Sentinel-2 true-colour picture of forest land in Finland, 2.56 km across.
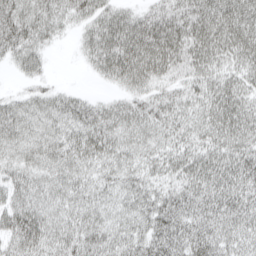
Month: April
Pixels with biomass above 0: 92%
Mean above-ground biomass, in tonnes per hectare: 52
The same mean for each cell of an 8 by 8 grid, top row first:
65 47 41 68 50 64 77 76
62 27 25 95 99 78 79 70
15 19 1 38 60 42 50 48
48 41 52 42 44 43 53 65
43 42 55 52 40 41 50 56
41 36 38 42 42 48 71 70
57 44 42 39 52 66 58 60
56 56 60 52 62 69 63 47
